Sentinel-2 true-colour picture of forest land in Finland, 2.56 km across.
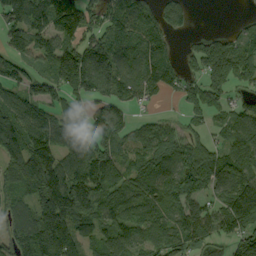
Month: September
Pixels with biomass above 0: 80%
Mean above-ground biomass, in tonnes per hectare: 114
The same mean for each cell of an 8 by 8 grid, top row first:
111 151 161 134 134 87 0 12
90 101 118 107 116 39 123 106
61 103 174 168 128 84 142 122
99 86 63 119 27 24 107 95
126 141 102 102 92 115 88 106
129 195 158 130 118 116 137 142
89 198 182 98 81 111 118 214
150 224 121 117 91 123 91 112
